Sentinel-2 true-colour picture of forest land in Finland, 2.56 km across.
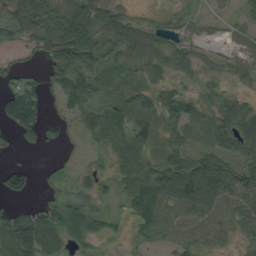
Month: August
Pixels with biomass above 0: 74%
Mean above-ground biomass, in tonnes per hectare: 45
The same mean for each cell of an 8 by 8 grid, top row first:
56 68 78 53 15 21 14 20
21 58 99 44 41 34 11 26
35 45 82 28 26 25 13 26
106 27 57 52 48 55 35 54
24 22 15 37 46 46 39 66
57 10 21 28 51 81 101 65
31 54 63 15 46 73 79 56
116 83 31 12 22 53 36 19
